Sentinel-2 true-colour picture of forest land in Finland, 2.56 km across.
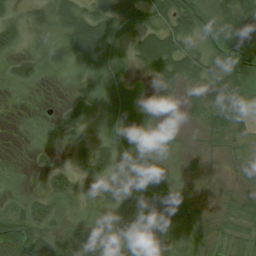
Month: August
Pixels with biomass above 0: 71%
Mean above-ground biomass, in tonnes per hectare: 35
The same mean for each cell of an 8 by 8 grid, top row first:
23 33 52 57 40 59 36 54
26 15 78 66 50 54 37 70
32 2 8 48 15 45 52 73
0 0 21 46 29 4 69 59
0 4 27 43 57 10 17 21
3 26 30 42 70 22 9 7
27 47 11 22 31 65 11 34
104 38 34 39 38 41 36 37
